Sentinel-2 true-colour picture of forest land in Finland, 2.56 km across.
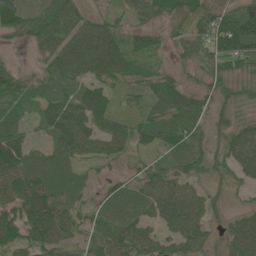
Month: June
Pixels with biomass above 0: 86%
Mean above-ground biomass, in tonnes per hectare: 54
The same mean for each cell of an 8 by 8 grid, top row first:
105 59 50 29 38 37 58 79
12 48 90 85 38 23 48 76
57 52 62 53 46 36 39 46
39 55 81 59 37 69 42 30
72 32 74 70 35 56 29 77
88 60 28 22 48 52 31 39
74 95 32 49 45 91 50 20
63 77 39 72 64 58 40 85
